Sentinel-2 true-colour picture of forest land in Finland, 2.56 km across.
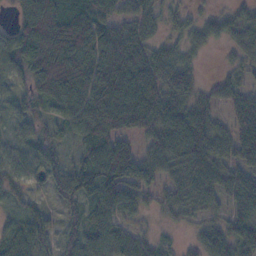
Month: November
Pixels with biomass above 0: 85%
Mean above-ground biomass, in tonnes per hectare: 69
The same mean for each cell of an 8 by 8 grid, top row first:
44 115 81 68 57 30 34 50
79 104 103 93 69 34 28 50
45 101 95 120 112 74 13 37
38 38 82 128 134 90 58 84
44 47 34 88 47 104 93 93
61 64 90 113 80 69 106 61
31 28 50 88 35 58 48 70
77 48 78 83 42 17 75 95
